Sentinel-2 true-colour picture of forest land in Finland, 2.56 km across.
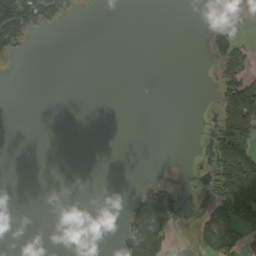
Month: September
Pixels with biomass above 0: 17%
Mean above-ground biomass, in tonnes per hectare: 27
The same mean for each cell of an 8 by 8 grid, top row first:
144 70 4 0 0 0 0 2
40 0 0 0 0 0 31 60
0 0 0 0 0 0 2 118
0 0 0 0 0 0 4 148
0 0 0 0 0 0 21 187
0 0 0 0 2 0 25 163
0 0 0 0 109 67 33 123
0 0 0 6 169 16 82 81
